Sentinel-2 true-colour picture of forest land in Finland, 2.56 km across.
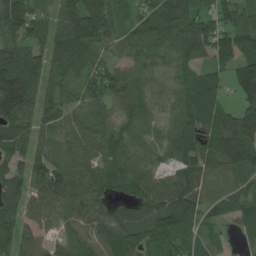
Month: July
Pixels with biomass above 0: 92%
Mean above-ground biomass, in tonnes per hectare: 100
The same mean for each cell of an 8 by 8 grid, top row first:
170 65 211 129 59 112 90 105
132 97 133 74 93 89 106 109
219 91 100 110 70 71 80 97
159 102 85 60 65 72 82 115
104 97 97 90 54 89 97 196
94 137 96 98 83 73 86 97
110 93 100 73 99 165 82 82
97 46 88 123 105 103 60 28
